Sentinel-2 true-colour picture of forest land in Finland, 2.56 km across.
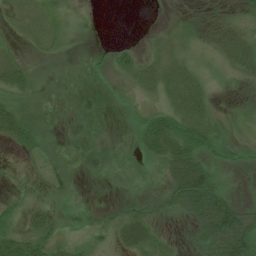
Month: July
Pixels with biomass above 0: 75%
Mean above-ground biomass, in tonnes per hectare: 21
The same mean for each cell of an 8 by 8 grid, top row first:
13 12 9 0 0 5 4 12
8 12 4 12 10 21 7 7
28 8 5 7 26 41 13 5
36 5 19 4 19 42 26 12
21 12 15 5 40 66 48 21
2 25 10 6 6 53 53 4
24 16 1 13 26 36 91 39
41 32 15 21 33 7 57 89
